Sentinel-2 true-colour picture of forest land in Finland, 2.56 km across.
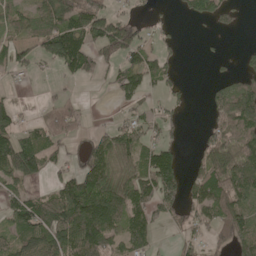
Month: May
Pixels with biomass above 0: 59%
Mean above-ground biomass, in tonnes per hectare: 74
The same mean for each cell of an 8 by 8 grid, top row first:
58 99 118 63 14 15 59 15
69 108 133 93 60 22 5 7
17 9 55 38 88 30 10 45
50 42 31 9 40 28 38 154
105 66 29 107 76 41 69 112
106 42 86 96 109 110 110 163
91 103 192 171 115 67 115 121
72 108 184 100 97 21 40 96
